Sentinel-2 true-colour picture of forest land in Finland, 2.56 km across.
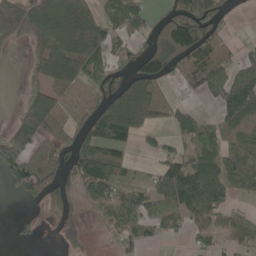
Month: May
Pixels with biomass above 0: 61%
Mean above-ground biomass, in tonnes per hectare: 84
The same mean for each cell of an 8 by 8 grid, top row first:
193 194 209 69 59 140 185 5
36 140 209 92 66 167 117 20
1 90 119 114 151 40 86 72
38 135 66 192 172 63 12 112
144 76 116 108 22 48 82 67
64 104 78 109 57 115 112 97
1 47 27 73 75 95 81 21
13 2 34 21 47 17 36 50
